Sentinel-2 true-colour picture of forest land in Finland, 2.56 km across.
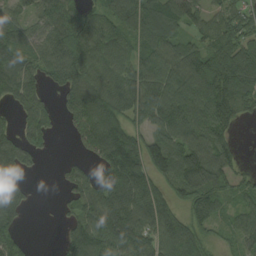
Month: August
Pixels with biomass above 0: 79%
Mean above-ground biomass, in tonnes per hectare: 82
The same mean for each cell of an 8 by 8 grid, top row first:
54 82 75 69 105 87 64 65
81 83 107 90 77 86 79 109
106 55 89 94 97 111 140 131
47 52 98 107 92 115 124 63
86 34 45 144 85 92 95 15
86 1 53 136 102 110 131 37
83 0 56 129 137 69 71 43
67 0 85 116 118 129 36 50
